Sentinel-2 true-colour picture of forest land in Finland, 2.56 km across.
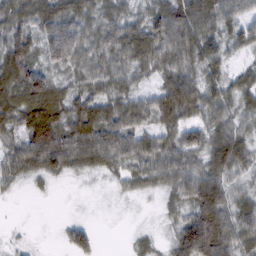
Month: February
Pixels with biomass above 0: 86%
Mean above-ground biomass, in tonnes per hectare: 58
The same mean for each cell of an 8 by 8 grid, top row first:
66 80 69 53 59 90 74 48
89 72 73 71 74 83 67 38
88 71 50 60 33 75 62 43
75 108 88 69 72 90 63 46
49 114 87 87 60 64 66 68
44 48 19 24 49 76 76 39
1 0 1 2 2 33 113 61
7 1 61 0 20 57 124 65
